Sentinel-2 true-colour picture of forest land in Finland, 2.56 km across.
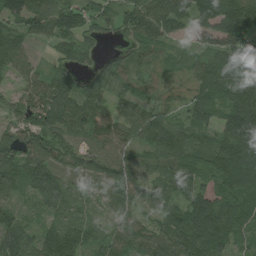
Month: July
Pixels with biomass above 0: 91%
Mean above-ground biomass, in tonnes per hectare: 83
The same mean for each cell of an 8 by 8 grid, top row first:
105 127 84 53 112 119 114 186
79 35 62 16 73 33 64 113
37 71 57 85 43 28 106 111
49 125 96 74 67 38 105 163
96 99 44 95 70 102 61 150
106 134 58 95 50 91 83 166
48 66 35 44 39 57 115 98
83 94 89 69 63 118 123 55
